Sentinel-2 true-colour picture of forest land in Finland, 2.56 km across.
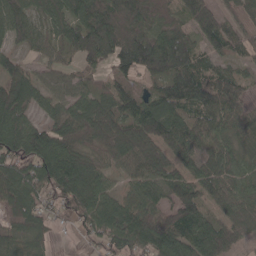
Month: May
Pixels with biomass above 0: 88%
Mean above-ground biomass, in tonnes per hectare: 88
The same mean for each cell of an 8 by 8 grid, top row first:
99 70 101 119 88 57 92 33
48 56 90 102 131 142 64 42
98 56 53 64 58 125 83 69
109 43 81 104 115 99 103 92
132 137 72 106 111 97 63 70
112 122 132 55 89 84 83 69
108 60 112 113 114 111 65 77
59 38 21 103 118 137 110 70
